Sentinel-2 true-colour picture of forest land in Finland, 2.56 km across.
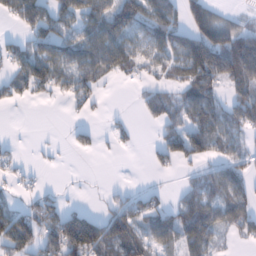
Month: January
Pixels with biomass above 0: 57%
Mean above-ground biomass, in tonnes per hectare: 60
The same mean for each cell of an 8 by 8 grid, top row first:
73 91 81 99 95 65 89 18
48 92 83 103 70 88 155 109
58 94 74 28 24 51 126 100
3 0 20 4 25 55 108 83
7 5 26 11 6 80 101 40
20 2 2 0 1 14 53 66
33 67 31 32 69 56 96 78
108 90 203 103 80 74 65 27
